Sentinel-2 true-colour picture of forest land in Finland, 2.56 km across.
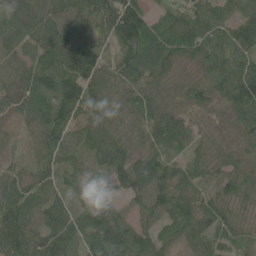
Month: June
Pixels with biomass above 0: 95%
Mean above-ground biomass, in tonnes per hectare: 72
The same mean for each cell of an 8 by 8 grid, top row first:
78 81 89 141 97 66 97 79
68 101 111 47 135 111 97 86
47 95 125 57 69 39 67 116
29 98 77 46 69 53 39 78
10 73 63 81 57 69 37 46
42 44 42 70 94 77 54 75
91 70 49 38 54 90 72 43
96 86 70 91 64 62 67 50
